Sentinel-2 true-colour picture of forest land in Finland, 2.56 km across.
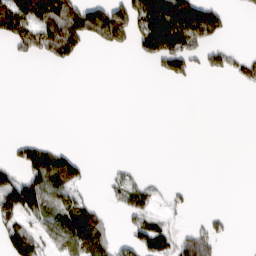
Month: March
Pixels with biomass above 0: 32%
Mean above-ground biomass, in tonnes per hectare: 39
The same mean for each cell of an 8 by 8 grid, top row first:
132 131 112 124 118 162 98 4
35 87 55 48 62 118 45 6
0 0 0 0 0 34 6 28
0 0 0 0 0 0 0 0
25 25 1 0 0 0 0 0
42 144 48 15 12 0 0 0
86 58 61 11 48 14 2 0
95 43 128 47 75 55 64 0
